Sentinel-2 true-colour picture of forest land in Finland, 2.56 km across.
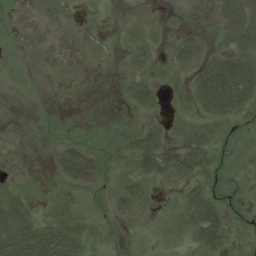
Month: August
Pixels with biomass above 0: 56%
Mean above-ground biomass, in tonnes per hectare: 17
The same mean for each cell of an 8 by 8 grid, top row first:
19 20 12 1 2 1 4 63
2 22 34 3 17 18 12 37
0 5 4 1 22 8 51 64
2 2 0 1 11 8 25 24
3 4 19 8 33 31 24 10
6 4 46 15 24 23 25 9
34 12 14 18 10 11 40 10
50 47 30 5 1 6 39 10
